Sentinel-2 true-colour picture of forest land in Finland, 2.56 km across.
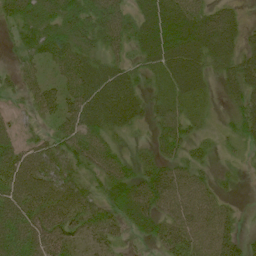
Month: July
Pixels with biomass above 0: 89%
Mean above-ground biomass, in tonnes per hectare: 55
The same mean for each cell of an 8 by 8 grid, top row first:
59 74 77 77 60 85 68 32
27 68 61 48 61 84 80 51
31 37 72 75 32 67 37 71
16 43 78 90 43 50 29 46
38 50 76 40 18 72 29 26
70 62 53 67 66 64 30 15
56 64 69 53 88 67 69 14
68 62 44 38 26 71 74 54
